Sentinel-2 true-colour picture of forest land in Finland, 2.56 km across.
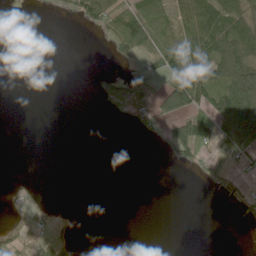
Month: June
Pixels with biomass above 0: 32%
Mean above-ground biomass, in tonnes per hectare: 29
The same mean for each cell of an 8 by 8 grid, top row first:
0 1 33 56 64 67 128 69
0 0 0 16 39 60 114 114
0 0 0 20 49 66 110 188
0 0 0 8 26 75 79 178
0 0 0 0 1 55 53 102
2 0 0 0 0 0 13 14
7 6 0 0 0 0 0 10
24 30 5 0 0 0 0 1
